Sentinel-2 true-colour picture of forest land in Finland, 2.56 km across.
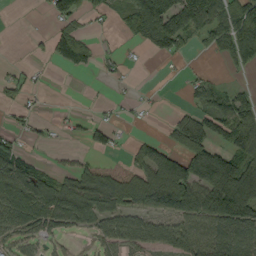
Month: September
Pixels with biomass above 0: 53%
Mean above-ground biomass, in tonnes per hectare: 63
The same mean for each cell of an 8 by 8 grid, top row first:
0 25 53 28 142 139 102 103
0 36 91 5 33 57 36 124
24 3 0 12 0 3 30 8
21 4 9 10 9 19 54 104
37 12 11 40 38 63 99 107
141 64 63 56 84 173 178 175
88 82 78 78 92 152 148 189
54 40 10 63 71 74 72 91
